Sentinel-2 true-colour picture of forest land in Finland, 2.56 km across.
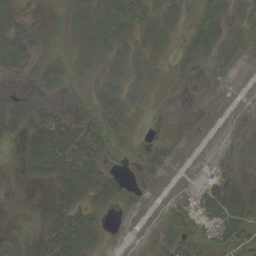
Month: September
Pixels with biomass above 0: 58%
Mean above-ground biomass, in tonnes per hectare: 22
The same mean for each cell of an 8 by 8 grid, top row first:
33 2 38 48 32 18 33 17
49 10 37 40 25 13 45 20
7 29 25 30 23 9 15 1
30 19 15 39 8 2 1 0
11 70 54 28 8 8 0 7
5 36 58 16 9 1 10 11
1 20 41 19 2 8 32 42
13 37 60 2 3 26 13 24
